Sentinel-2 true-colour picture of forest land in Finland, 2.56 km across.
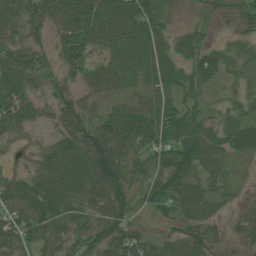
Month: July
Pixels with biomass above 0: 89%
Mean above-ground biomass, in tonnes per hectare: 61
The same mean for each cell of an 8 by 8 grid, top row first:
65 81 120 98 96 20 32 44
68 37 93 53 74 53 49 27
88 37 42 42 44 63 61 34
83 38 66 48 83 64 39 43
29 35 86 104 63 80 64 67
45 87 84 93 50 88 55 13
91 92 63 72 32 63 51 28
80 60 46 80 47 51 56 34
